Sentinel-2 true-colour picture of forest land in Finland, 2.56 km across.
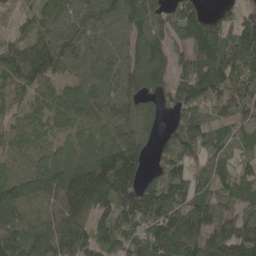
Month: May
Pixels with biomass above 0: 91%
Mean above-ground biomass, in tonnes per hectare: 100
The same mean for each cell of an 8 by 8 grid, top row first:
29 88 111 102 122 90 61 58
77 118 103 88 116 71 140 151
103 83 90 111 106 70 113 146
55 70 81 95 72 61 62 80
51 52 79 107 71 89 78 49
73 116 156 212 76 83 67 66
108 84 129 101 155 177 180 96
121 111 99 77 98 171 184 184
